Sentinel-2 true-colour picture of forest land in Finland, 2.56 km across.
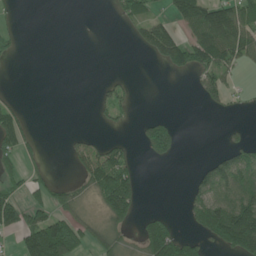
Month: June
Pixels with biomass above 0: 36%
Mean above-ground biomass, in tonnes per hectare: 48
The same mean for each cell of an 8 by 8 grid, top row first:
13 0 0 12 48 67 116 89
17 0 0 0 46 96 131 93
0 0 0 19 0 4 48 17
49 0 0 41 4 3 10 7
74 2 25 33 55 49 0 35
38 22 36 146 10 0 75 93
79 66 34 140 14 1 107 135
40 223 84 46 91 122 66 182
